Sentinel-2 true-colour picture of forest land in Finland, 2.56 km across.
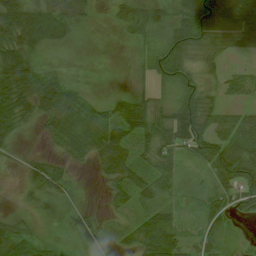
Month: August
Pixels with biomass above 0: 74%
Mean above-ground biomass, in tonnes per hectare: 38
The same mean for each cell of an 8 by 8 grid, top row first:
67 77 32 21 66 50 72 63
64 27 2 0 28 68 36 29
91 63 6 0 15 58 22 35
60 59 39 30 55 53 45 31
22 11 23 47 36 58 62 71
6 44 5 33 49 36 24 81
10 18 26 20 38 23 37 53
55 18 28 17 45 39 48 10
